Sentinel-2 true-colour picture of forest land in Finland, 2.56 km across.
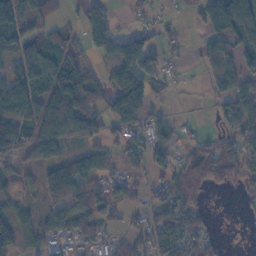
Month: November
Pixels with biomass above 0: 62%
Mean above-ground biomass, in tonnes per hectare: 52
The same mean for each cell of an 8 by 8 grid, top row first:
75 38 30 34 21 12 98 113
67 74 45 71 95 15 55 70
80 74 100 64 82 24 42 59
90 81 96 69 53 9 8 74
87 44 31 38 60 38 28 81
30 13 54 52 28 51 63 55
17 29 63 54 25 83 20 8
66 35 48 28 49 116 45 0
